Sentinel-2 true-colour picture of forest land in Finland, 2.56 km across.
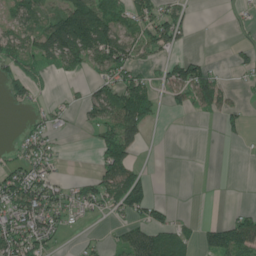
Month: June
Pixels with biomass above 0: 49%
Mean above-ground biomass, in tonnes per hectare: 51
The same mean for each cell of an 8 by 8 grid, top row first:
63 59 160 62 65 64 0 16
83 95 148 120 65 37 0 21
51 14 17 67 54 74 92 10
10 28 28 94 93 18 36 25
23 40 0 96 29 0 0 8
80 72 18 94 41 0 0 0
113 86 52 45 76 15 0 18
101 64 9 21 98 72 67 151
